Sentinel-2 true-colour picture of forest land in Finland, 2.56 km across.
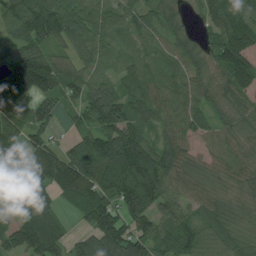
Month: July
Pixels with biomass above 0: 91%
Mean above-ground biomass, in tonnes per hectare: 94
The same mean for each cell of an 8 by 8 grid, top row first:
105 157 113 64 68 57 59 104
79 82 82 39 45 73 65 130
172 119 76 42 64 75 77 115
128 73 59 120 83 80 81 69
115 92 71 154 97 72 46 62
160 138 141 124 155 81 61 64
68 80 103 117 131 68 76 50
130 140 63 162 135 115 81 87
